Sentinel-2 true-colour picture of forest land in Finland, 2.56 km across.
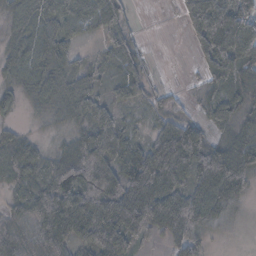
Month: November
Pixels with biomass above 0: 83%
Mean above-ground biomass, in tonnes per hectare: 60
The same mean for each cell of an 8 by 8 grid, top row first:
51 55 54 64 1 9 111 107
46 59 22 40 16 0 78 125
34 58 53 30 48 1 37 69
24 24 54 44 21 24 42 53
50 16 62 101 46 109 48 88
54 69 110 91 101 90 76 92
51 107 114 105 116 103 97 37
86 87 58 91 35 56 39 5
